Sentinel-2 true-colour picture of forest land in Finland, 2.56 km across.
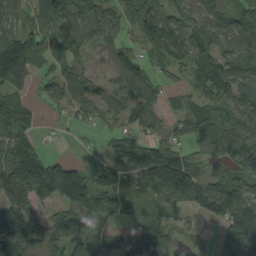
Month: September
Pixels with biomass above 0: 79%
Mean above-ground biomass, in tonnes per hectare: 72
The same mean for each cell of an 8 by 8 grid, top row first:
62 81 85 47 93 59 69 65
125 79 66 54 48 84 63 67
87 38 62 36 58 23 86 80
110 16 34 47 69 40 59 56
100 14 6 42 48 57 64 82
110 166 99 78 98 179 71 91
123 58 100 55 39 53 82 122
153 77 77 59 91 35 9 108
